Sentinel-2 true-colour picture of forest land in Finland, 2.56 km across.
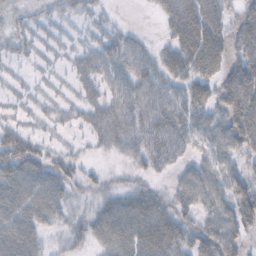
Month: October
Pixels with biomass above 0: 75%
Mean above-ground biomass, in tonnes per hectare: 32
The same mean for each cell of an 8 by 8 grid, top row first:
11 12 14 6 1 42 42 31
16 8 14 32 20 35 50 37
8 7 23 32 37 32 35 65
11 12 20 36 41 42 38 65
46 14 7 25 35 35 41 46
53 43 21 10 18 20 46 36
53 44 16 45 58 34 35 52
58 12 26 53 68 47 45 34
